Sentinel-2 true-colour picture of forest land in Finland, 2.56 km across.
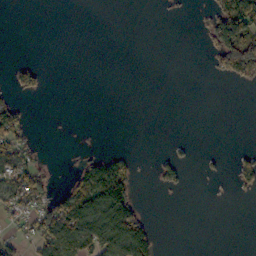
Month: October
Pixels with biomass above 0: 23%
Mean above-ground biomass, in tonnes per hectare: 30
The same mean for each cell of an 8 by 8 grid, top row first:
0 0 0 0 0 2 34 156
0 0 0 0 0 0 28 161
44 11 0 0 0 0 3 48
58 0 0 0 0 0 0 0
72 0 1 0 0 7 0 0
90 35 43 115 1 37 9 38
56 75 104 148 19 0 0 0
40 93 127 132 125 0 0 0
